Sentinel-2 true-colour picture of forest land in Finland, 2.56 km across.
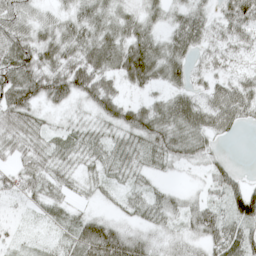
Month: May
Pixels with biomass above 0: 87%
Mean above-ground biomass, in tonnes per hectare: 39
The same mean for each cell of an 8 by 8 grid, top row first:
53 22 39 37 33 25 31 80
70 49 49 60 64 49 36 35
78 63 63 36 54 37 31 36
64 21 11 42 46 62 58 58
42 32 27 32 38 50 29 2
41 35 17 22 21 8 29 23
7 28 13 11 32 28 44 87
9 10 54 77 32 27 49 72
